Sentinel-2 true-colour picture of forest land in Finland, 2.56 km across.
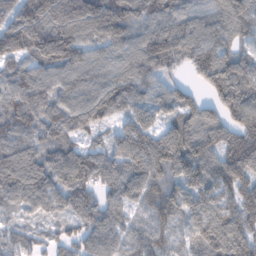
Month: January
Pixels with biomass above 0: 95%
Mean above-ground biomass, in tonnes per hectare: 105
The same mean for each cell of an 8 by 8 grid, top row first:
112 138 142 150 94 91 104 107
109 95 126 98 120 105 125 79
91 94 108 103 102 40 114 137
100 97 126 99 95 99 88 135
87 84 63 82 153 163 139 120
120 109 118 103 155 127 117 125
58 72 98 90 82 110 124 122
76 50 78 91 83 56 133 136
